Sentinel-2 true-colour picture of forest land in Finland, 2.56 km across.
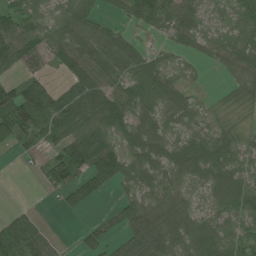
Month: July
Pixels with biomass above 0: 77%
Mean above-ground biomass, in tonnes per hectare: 49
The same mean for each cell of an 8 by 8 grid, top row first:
60 28 60 21 62 63 24 43
74 55 74 65 26 26 25 47
43 37 78 52 76 28 3 28
89 112 89 80 50 41 18 15
41 53 93 63 68 44 64 33
1 41 61 87 50 45 54 43
12 2 22 14 66 57 27 47
97 35 22 29 79 61 63 45
